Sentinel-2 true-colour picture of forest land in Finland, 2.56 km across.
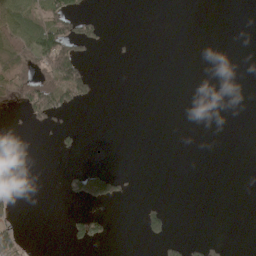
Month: May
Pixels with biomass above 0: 15%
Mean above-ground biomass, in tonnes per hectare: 17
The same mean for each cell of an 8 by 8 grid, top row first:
84 58 47 0 0 0 0 0
67 105 42 4 0 0 0 0
60 74 93 0 0 0 0 0
7 61 7 0 0 0 0 0
2 1 14 0 0 0 0 0
29 0 63 68 0 0 0 0
15 0 7 9 23 2 0 0
37 0 41 9 19 26 16 0
